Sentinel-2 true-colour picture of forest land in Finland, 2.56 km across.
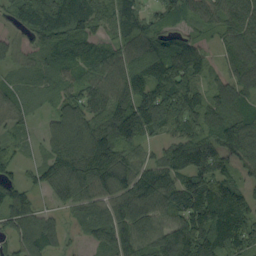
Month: September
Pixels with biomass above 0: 90%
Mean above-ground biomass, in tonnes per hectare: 98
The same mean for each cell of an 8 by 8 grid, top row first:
74 138 82 97 73 59 69 117
57 79 81 65 105 104 42 119
46 50 74 107 125 144 45 103
67 37 110 132 146 152 109 96
33 59 140 153 82 95 111 162
51 88 119 122 102 111 132 65
120 32 60 99 120 110 178 133
88 109 19 100 104 165 166 146
